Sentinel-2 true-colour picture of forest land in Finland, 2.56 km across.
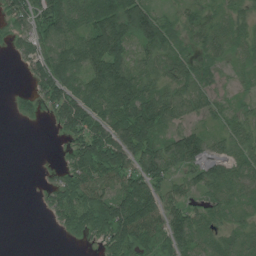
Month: July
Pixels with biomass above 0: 76%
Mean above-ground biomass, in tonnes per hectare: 59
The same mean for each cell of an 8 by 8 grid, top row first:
53 94 82 116 99 29 39 42
26 66 87 117 62 46 51 33
1 94 72 123 67 58 34 21
15 32 107 86 121 70 46 29
0 0 68 119 101 75 59 52
0 8 79 77 91 45 61 65
0 28 88 102 114 60 46 39
0 0 16 69 80 77 49 58
